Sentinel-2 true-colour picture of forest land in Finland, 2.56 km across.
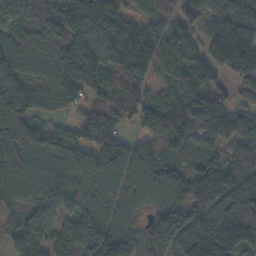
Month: November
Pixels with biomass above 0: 91%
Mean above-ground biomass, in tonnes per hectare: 108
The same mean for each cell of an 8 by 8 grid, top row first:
80 103 160 114 44 67 81 122
90 125 172 125 161 119 116 211
97 92 175 76 67 85 83 93
180 58 58 98 113 104 223 102
129 104 102 114 57 68 78 91
96 87 104 82 86 89 133 116
66 68 84 70 51 87 110 153
82 81 159 149 69 96 212 219
